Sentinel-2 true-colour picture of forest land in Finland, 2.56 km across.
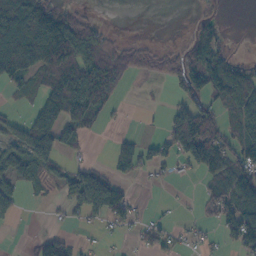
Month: October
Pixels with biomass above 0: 51%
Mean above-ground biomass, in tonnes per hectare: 47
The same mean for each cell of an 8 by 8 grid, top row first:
89 111 29 0 0 0 20 0
122 180 122 41 20 16 79 1
59 78 132 59 7 42 91 85
10 76 88 19 3 42 68 73
50 87 28 21 30 72 120 68
39 28 50 36 18 11 43 75
32 4 49 88 3 3 37 93
0 58 9 4 30 16 9 61
